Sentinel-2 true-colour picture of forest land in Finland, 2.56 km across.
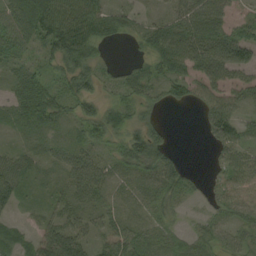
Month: August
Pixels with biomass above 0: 81%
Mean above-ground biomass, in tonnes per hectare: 42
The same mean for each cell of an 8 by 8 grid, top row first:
63 98 82 47 16 36 64 16
44 49 91 14 32 73 63 72
37 31 56 22 52 56 47 31
39 67 35 45 31 5 49 33
12 21 38 32 78 10 23 53
48 14 48 32 43 62 10 42
22 24 43 32 29 28 18 46
37 68 52 52 49 36 46 36
